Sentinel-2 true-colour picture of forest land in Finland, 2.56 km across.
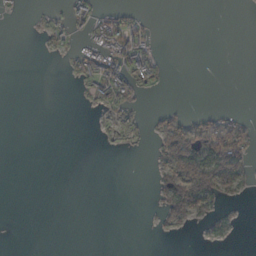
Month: October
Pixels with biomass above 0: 20%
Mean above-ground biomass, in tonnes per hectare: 16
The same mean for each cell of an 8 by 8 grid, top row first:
4 6 35 42 16 0 0 0
0 9 22 61 46 0 0 0
0 0 24 71 17 0 0 0
0 0 0 16 7 15 12 6
0 0 0 1 3 115 81 58
0 0 0 0 0 77 111 45
0 0 0 0 0 51 35 4
0 0 0 0 0 0 9 2
